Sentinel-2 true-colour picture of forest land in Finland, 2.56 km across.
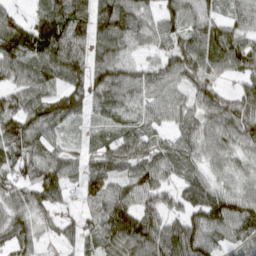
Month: March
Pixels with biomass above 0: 90%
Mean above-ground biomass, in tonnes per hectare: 72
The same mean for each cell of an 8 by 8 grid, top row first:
40 92 80 119 68 82 59 62
107 114 72 93 43 66 83 91
60 80 76 95 74 67 56 45
81 89 52 66 47 68 79 83
83 66 21 58 63 72 64 68
60 92 58 62 90 56 53 54
71 56 40 97 83 52 104 99
63 18 48 70 112 123 96 67
